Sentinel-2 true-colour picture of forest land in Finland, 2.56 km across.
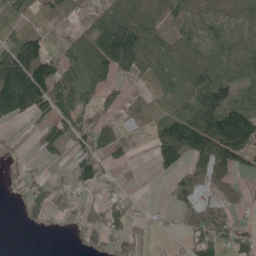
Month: May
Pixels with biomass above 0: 65%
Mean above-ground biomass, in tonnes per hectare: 73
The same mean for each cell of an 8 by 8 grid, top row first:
34 23 10 92 103 67 51 50
129 61 62 179 139 86 84 72
238 162 91 68 27 73 124 80
136 88 79 35 32 52 177 170
7 55 53 96 8 216 202 204
17 17 65 15 1 53 135 44
12 70 50 52 4 39 72 43
0 2 37 54 22 6 77 67
